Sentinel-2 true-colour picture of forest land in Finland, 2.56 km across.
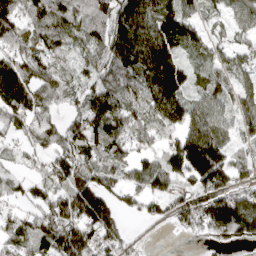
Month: April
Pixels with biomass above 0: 85%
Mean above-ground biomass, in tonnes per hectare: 103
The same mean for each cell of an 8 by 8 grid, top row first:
124 120 90 110 151 171 53 84
94 85 61 117 142 141 78 53
176 95 50 103 121 167 90 52
104 61 69 149 117 128 99 102
36 72 123 125 87 117 193 73
36 85 132 81 120 122 190 72
42 94 173 104 55 95 164 225
88 133 140 83 11 6 51 86
